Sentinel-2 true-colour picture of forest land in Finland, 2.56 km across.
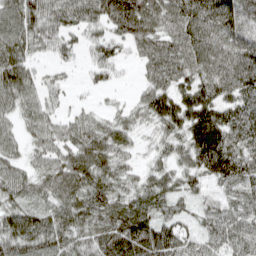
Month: April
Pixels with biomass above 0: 90%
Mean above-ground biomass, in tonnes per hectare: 81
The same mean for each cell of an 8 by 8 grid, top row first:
80 83 69 109 126 96 132 122
84 43 35 54 67 86 112 111
92 28 9 22 41 94 109 124
54 45 29 31 73 148 159 127
42 57 85 77 24 64 186 107
69 75 98 79 48 67 81 109
76 68 88 88 87 48 52 65
98 92 76 109 119 108 64 79
